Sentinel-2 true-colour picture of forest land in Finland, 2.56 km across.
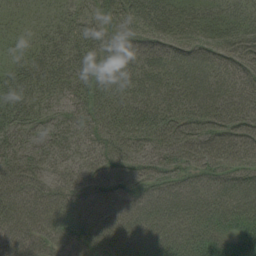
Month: August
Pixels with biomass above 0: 99%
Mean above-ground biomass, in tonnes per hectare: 63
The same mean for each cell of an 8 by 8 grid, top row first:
25 22 40 51 75 62 49 47
32 46 56 48 63 81 85 78
54 56 54 58 74 83 85 74
52 35 48 71 74 72 83 72
53 44 43 65 63 81 75 72
67 46 46 63 62 62 70 71
77 77 64 60 71 76 83 79
67 61 61 78 78 79 86 67
